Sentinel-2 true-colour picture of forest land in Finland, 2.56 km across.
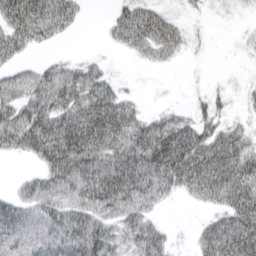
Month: March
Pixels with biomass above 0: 70%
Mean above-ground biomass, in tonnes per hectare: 62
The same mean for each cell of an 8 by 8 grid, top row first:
105 95 30 25 73 19 8 6
73 22 1 17 59 48 5 5
61 78 72 27 1 1 4 4
81 101 85 94 26 24 31 10
88 130 128 88 94 117 85 64
9 85 116 109 115 111 104 96
68 86 92 98 76 6 29 91
70 73 96 64 80 13 79 118
